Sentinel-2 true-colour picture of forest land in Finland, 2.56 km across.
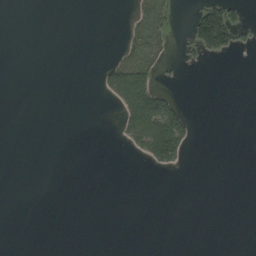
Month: September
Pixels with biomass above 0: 11%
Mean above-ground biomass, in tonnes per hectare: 10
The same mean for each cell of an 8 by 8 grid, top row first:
0 0 0 0 10 8 94 20
0 0 0 3 17 3 71 22
0 0 0 45 61 2 0 0
0 0 0 3 103 53 0 0
0 0 0 1 50 77 0 0
0 0 0 0 0 1 0 0
0 0 0 0 0 0 0 0
0 0 0 0 0 0 0 0
